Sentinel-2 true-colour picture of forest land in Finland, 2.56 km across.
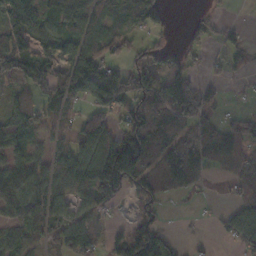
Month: October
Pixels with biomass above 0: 69%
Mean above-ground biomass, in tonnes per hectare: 79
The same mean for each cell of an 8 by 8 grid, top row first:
122 81 85 48 99 4 32 0
130 68 91 59 53 24 27 52
125 140 173 150 108 102 41 11
109 59 45 98 149 106 76 21
95 49 118 165 197 89 81 72
77 71 117 228 119 134 33 62
67 87 43 32 48 5 7 67
60 59 84 52 171 23 6 69
